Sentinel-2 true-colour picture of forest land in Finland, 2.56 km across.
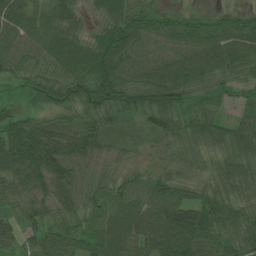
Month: July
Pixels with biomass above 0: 94%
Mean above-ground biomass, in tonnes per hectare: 63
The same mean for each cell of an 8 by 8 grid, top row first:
49 44 27 50 61 36 32 38
54 59 56 76 68 71 81 70
34 71 73 90 71 81 64 44
23 59 67 80 78 81 60 36
100 100 76 41 31 58 62 91
63 75 42 54 52 60 46 78
34 48 62 47 79 118 84 63
30 62 51 62 78 115 80 74
